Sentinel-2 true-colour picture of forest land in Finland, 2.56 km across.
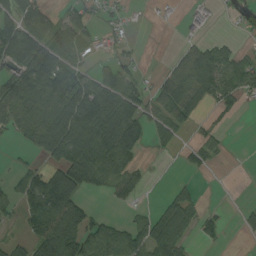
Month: August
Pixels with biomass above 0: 54%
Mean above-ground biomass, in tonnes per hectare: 53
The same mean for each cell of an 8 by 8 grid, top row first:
83 52 38 19 2 3 10 13
108 97 49 17 6 15 63 24
80 102 78 75 19 100 99 68
89 80 115 102 65 80 23 17
13 93 120 111 42 30 42 0
22 70 102 67 20 5 6 0
30 99 64 9 7 89 14 10
26 119 102 100 81 93 21 4
